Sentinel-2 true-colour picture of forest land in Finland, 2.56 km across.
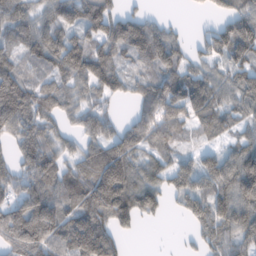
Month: February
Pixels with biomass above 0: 80%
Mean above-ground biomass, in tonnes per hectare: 86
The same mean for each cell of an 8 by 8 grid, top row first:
90 62 89 87 51 4 22 107
59 105 98 92 143 90 58 127
98 66 80 84 67 107 77 84
141 80 58 36 74 106 105 74
67 82 47 94 88 58 36 68
81 118 91 172 83 88 125 108
99 143 105 144 96 24 119 70
129 115 155 87 2 1 76 87
